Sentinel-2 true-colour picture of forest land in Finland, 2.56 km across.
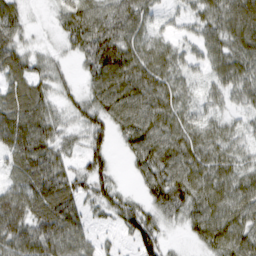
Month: March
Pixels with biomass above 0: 84%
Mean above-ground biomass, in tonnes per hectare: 56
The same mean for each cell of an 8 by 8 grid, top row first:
48 7 79 68 50 21 54 78
56 9 57 92 58 31 55 65
54 35 21 92 69 41 28 59
90 54 34 69 76 57 30 22
94 73 25 32 79 66 58 30
53 104 46 37 44 73 65 49
91 101 52 47 46 56 71 62
90 93 60 9 68 5 55 70
